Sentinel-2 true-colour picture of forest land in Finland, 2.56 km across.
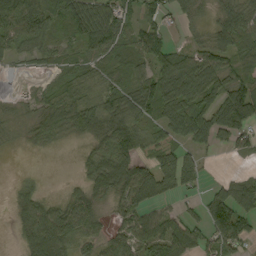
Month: September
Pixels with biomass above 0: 75%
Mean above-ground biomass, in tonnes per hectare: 63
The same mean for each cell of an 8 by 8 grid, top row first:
129 78 97 81 55 35 25 92
67 49 39 82 76 40 64 78
6 20 53 64 68 117 107 77
18 61 88 82 68 89 85 130
13 36 21 112 61 49 53 42
7 2 27 115 95 122 14 30
37 59 84 33 72 21 75 82
19 111 66 47 78 92 71 82
